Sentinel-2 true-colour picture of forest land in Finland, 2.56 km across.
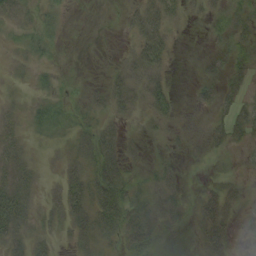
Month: September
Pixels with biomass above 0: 61%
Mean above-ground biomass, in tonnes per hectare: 17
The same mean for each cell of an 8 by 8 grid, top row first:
21 11 0 1 42 20 15 20
10 12 0 1 51 7 4 20
8 7 4 19 34 2 12 17
12 22 13 21 20 12 10 29
19 6 23 29 8 5 10 13
24 4 26 45 8 10 2 6
46 9 31 45 22 9 31 22
27 10 18 15 36 3 37 10
